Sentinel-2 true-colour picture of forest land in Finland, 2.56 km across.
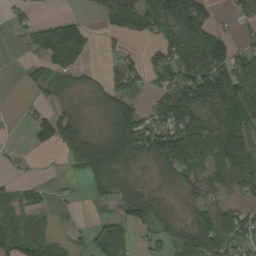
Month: September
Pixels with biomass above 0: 67%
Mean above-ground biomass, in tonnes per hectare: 64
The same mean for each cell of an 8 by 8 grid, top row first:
20 11 15 79 116 161 75 44
8 111 83 9 21 113 136 46
1 54 32 41 42 94 144 111
2 42 29 85 55 149 95 99
3 49 104 133 103 152 101 99
13 7 30 108 24 67 70 76
37 18 4 34 142 21 50 45
63 45 22 113 25 65 103 69
